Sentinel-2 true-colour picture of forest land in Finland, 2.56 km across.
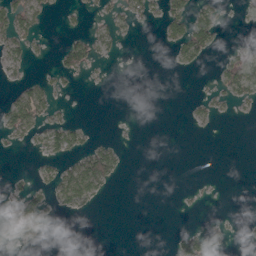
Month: April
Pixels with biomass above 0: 22%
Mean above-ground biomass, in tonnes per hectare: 18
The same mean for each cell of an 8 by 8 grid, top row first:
64 20 12 32 45 70 61 12
30 5 54 8 0 28 41 18
12 17 8 0 0 0 2 82
63 24 0 0 0 0 12 5
9 31 26 17 0 0 0 0
6 17 75 43 0 0 1 0
28 26 20 0 0 0 1 0
31 1 0 0 0 30 27 3
